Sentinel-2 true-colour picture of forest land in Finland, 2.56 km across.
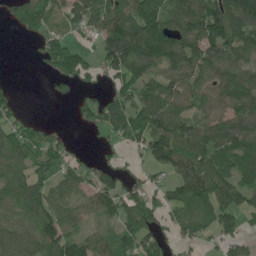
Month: May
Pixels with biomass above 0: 73%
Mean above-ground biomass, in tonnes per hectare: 96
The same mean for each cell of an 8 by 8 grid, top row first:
74 102 96 135 183 126 164 174
0 76 46 151 171 134 137 114
6 26 63 73 124 111 97 130
55 0 38 118 153 140 93 107
106 97 10 36 111 178 145 104
92 83 87 87 47 104 147 94
78 114 70 90 131 87 108 101
104 119 77 76 103 56 40 65
